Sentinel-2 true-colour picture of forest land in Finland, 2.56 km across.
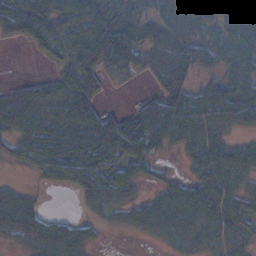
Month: November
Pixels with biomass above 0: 74%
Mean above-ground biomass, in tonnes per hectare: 49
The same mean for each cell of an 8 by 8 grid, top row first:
110 70 70 46 27 44 36 40
4 52 79 123 42 45 46 65
10 30 71 15 9 75 24 56
102 59 92 19 44 69 56 50
33 64 95 92 70 28 59 33
4 31 89 55 25 13 57 45
82 8 17 47 42 58 56 39
38 79 61 1 10 38 33 35
